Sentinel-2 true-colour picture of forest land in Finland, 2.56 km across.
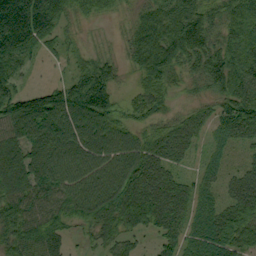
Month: September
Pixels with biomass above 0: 86%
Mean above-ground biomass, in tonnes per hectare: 75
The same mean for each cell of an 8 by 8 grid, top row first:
216 106 31 16 57 100 70 70
137 41 18 6 106 110 68 78
56 15 77 61 50 26 67 93
122 148 127 84 45 20 33 92
86 109 88 88 60 68 33 33
113 103 102 108 88 41 40 48
93 90 96 110 108 69 63 88
86 99 18 53 22 48 96 91
